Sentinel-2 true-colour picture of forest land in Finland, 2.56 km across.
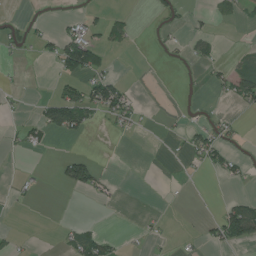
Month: July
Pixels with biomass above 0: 19%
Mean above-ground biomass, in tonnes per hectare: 18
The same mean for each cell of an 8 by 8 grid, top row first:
5 2 14 25 0 17 11 16
15 20 105 27 0 7 19 6
4 1 51 48 0 0 14 54
9 55 78 53 10 3 9 11
18 16 3 0 0 5 54 12
5 1 72 10 0 1 9 22
3 0 0 4 1 0 0 65
12 0 49 20 9 6 20 56
